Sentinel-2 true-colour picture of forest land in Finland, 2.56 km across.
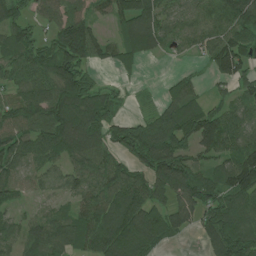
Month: July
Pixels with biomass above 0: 81%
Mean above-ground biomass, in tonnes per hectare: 85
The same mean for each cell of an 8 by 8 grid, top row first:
72 55 63 70 138 62 64 116
89 63 147 64 125 40 74 108
71 94 99 13 10 41 26 83
94 113 134 60 23 87 92 60
103 117 132 87 158 127 108 82
61 63 72 90 89 158 67 139
33 29 68 98 117 107 106 106
48 86 76 108 117 33 71 120
